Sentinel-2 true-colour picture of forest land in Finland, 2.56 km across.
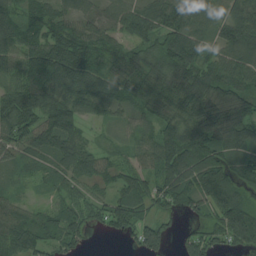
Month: August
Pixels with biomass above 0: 90%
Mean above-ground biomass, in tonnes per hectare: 83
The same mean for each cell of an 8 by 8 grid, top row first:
88 89 67 58 97 100 74 116
85 121 116 67 69 131 60 110
65 121 102 81 84 115 95 90
141 113 83 49 51 94 109 85
81 100 73 20 51 124 113 86
29 42 75 66 79 126 149 68
66 37 71 101 84 62 77 132
94 70 55 11 84 20 66 97
